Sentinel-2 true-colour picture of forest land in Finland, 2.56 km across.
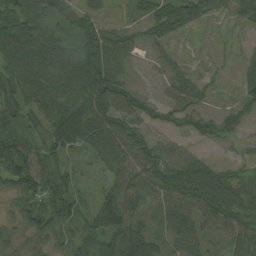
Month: August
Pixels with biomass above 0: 87%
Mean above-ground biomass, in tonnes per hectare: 67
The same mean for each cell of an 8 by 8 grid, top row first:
75 75 64 14 56 98 45 50
107 109 83 97 36 23 7 17
81 91 96 102 6 46 27 40
72 73 126 101 66 80 39 65
76 84 87 104 82 41 35 26
89 79 32 51 75 127 92 45
38 85 45 120 35 80 100 89
38 58 48 76 97 60 41 53
